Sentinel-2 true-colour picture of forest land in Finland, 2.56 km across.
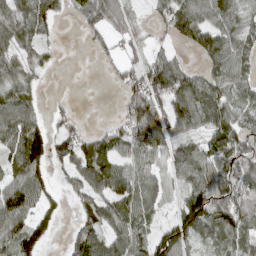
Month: March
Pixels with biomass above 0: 74%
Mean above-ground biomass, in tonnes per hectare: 66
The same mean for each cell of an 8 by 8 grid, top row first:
83 65 34 80 16 97 89 75
72 28 3 25 41 23 88 72
80 9 0 16 92 125 73 72
105 26 6 6 180 104 108 69
84 82 66 69 94 65 57 79
70 47 62 89 56 51 95 99
100 36 37 75 63 51 128 97
94 36 66 65 58 96 54 65
